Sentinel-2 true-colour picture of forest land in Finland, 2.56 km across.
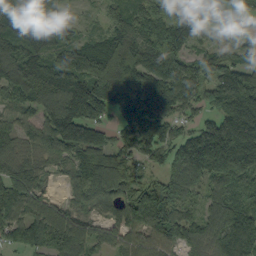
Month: September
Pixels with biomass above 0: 90%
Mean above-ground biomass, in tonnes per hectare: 116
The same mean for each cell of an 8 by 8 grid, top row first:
92 125 24 84 132 118 76 73
118 98 113 135 143 127 50 57
102 141 167 201 171 151 107 166
60 114 171 101 199 84 61 239
79 98 148 81 98 102 198 256
141 61 80 135 39 104 143 184
103 111 76 86 134 108 85 117
78 101 143 76 111 99 104 163
